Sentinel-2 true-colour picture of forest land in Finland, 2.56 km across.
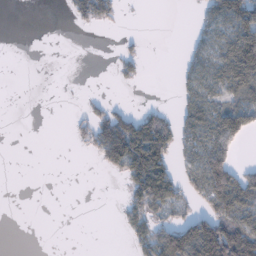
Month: January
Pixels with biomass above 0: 36%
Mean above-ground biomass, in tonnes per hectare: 39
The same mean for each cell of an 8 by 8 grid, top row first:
0 0 37 36 0 0 39 107
0 0 0 1 8 1 43 123
0 0 0 6 9 15 60 100
0 0 11 34 30 32 71 96
0 0 22 119 143 63 72 38
0 0 0 15 142 58 129 63
0 0 0 1 87 43 60 96
0 0 0 0 58 125 171 135
